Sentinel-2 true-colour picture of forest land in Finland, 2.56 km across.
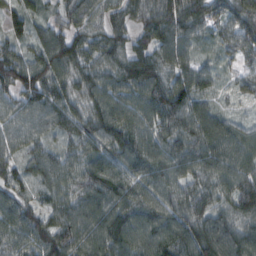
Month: February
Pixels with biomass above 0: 97%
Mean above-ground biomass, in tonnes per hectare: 90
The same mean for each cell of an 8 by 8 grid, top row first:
59 46 85 69 77 113 75 95
64 110 86 82 77 107 42 80
99 106 84 89 119 98 57 39
75 103 85 111 102 107 85 23
66 56 87 96 101 94 121 87
63 81 95 107 93 93 94 100
89 62 101 117 105 93 93 101
81 102 107 124 117 122 140 116
